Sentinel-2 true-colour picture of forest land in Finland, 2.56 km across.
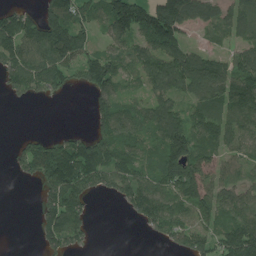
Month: July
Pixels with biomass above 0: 70%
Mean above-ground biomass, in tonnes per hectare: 95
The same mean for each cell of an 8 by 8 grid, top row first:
92 116 107 152 164 172 88 85
131 161 132 80 99 116 42 75
87 105 71 121 82 141 144 139
0 0 0 122 85 90 116 126
27 90 113 119 74 165 102 95
26 128 167 119 87 152 96 68
0 90 83 4 138 119 105 112
0 74 60 0 7 78 112 200
